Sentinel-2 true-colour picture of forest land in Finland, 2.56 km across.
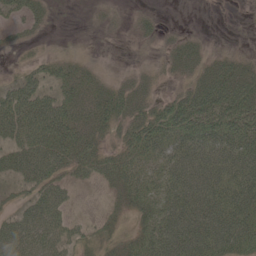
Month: May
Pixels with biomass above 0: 69%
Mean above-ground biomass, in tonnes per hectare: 38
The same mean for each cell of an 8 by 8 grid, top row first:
24 17 2 11 10 0 0 0
11 5 3 1 5 25 13 5
19 28 33 14 21 17 60 66
62 66 36 51 38 69 82 74
45 68 57 20 60 48 59 63
36 54 25 40 41 56 66 64
18 59 4 13 37 62 71 71
59 53 22 22 45 77 80 73
